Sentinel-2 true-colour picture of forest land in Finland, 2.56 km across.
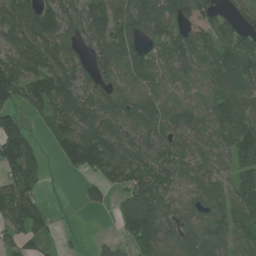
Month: June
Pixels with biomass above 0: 80%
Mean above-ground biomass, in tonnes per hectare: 92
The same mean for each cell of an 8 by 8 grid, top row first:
137 120 93 102 143 99 86 74
104 103 54 116 89 90 85 139
140 156 82 76 92 76 73 117
75 107 121 87 85 81 86 137
180 32 174 111 81 75 74 150
103 24 47 102 106 85 76 81
121 45 16 29 154 75 93 118
51 33 9 20 133 77 94 90
